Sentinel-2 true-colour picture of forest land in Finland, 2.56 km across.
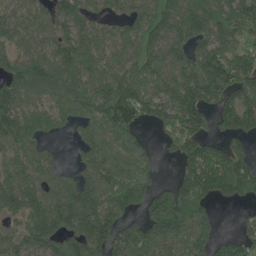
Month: May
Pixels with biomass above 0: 83%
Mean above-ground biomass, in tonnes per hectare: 116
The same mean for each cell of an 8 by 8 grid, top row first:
93 97 109 63 111 122 149 137
84 106 137 96 122 104 130 114
126 132 132 128 128 115 178 147
126 106 110 208 131 160 128 183
121 44 54 95 44 77 95 59
132 89 71 117 93 52 166 184
105 137 158 123 100 243 84 28
95 112 126 118 124 129 113 105
